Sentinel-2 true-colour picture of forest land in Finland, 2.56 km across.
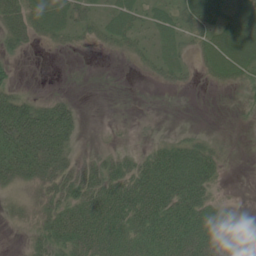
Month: June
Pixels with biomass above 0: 64%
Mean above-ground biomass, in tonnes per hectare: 32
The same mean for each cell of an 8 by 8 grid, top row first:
39 51 27 29 25 35 54 68
18 7 7 15 14 27 37 83
14 0 0 0 3 15 10 27
83 55 19 0 1 0 0 5
87 81 15 8 9 30 28 2
45 50 38 45 52 65 53 0
19 35 49 58 59 63 46 7
2 45 51 44 40 51 63 48
